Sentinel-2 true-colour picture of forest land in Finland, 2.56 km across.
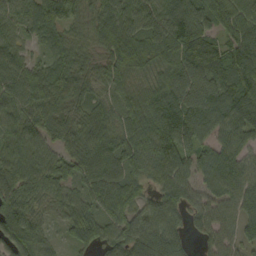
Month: September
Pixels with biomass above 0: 94%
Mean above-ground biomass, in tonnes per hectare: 90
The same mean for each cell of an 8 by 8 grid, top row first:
70 93 69 89 88 106 97 103
65 57 66 109 102 114 97 104
90 114 75 77 70 113 113 102
85 99 68 75 99 135 121 132
84 73 82 97 104 139 71 84
99 99 92 111 62 95 72 98
111 57 80 103 69 78 87 107
106 50 80 76 107 78 56 78
